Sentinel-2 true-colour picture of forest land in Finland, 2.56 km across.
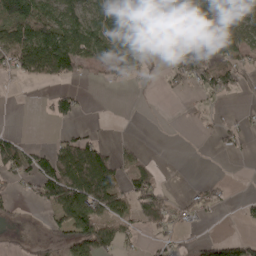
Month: April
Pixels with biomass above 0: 48%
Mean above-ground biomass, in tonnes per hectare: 47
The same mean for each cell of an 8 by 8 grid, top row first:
103 92 82 105 61 50 71 75
97 150 108 79 99 79 85 84
22 44 21 23 21 40 47 32
0 22 30 0 1 0 18 8
50 16 79 20 8 0 3 17
31 51 127 85 61 0 5 0
7 32 109 67 80 46 42 11
10 20 74 73 15 23 31 42
